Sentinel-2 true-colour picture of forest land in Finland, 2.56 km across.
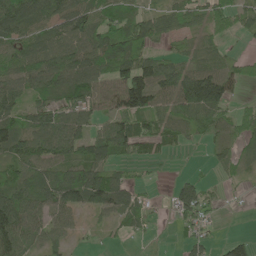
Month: May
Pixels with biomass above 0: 76%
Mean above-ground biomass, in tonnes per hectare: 64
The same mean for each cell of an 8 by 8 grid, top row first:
99 76 83 55 51 58 57 45
66 78 89 115 70 21 39 8
63 76 90 89 125 107 117 48
62 72 74 69 117 76 92 43
86 86 81 95 69 53 39 52
64 73 108 79 13 16 11 25
141 82 82 84 40 73 56 5
98 47 11 12 10 10 37 40
